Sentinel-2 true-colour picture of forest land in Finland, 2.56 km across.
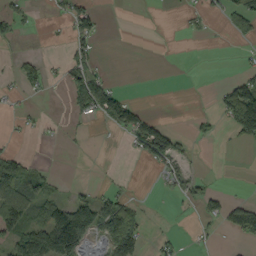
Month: September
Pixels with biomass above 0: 28%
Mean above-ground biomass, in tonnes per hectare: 32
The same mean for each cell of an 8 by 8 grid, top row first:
41 7 61 0 0 3 17 61
5 0 33 0 0 0 0 6
20 25 65 19 0 0 0 49
10 4 38 85 27 0 7 138
5 3 5 2 87 55 3 16
99 26 0 4 0 32 11 0
106 77 113 71 12 3 32 56
85 146 124 91 45 17 7 14
